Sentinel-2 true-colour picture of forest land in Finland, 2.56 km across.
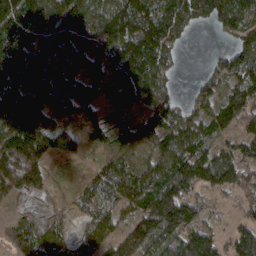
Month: March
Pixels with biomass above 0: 87%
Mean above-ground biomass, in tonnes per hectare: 103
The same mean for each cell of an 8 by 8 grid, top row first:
124 106 141 142 139 137 85 152
103 80 88 142 151 58 5 96
125 119 104 75 128 33 61 148
159 128 90 63 76 101 120 151
191 129 69 62 88 118 106 86
161 57 19 101 94 155 127 128
25 29 47 75 142 198 54 54
88 88 62 107 161 99 104 125
